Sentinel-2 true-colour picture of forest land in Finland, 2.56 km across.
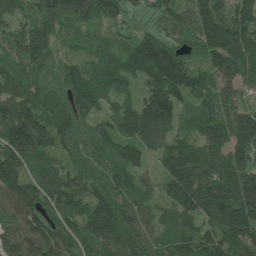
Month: June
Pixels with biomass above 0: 96%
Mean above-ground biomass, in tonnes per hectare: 143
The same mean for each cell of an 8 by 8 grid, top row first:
83 140 120 85 53 103 166 169
92 108 61 72 193 130 160 217
131 74 169 109 125 221 114 161
173 123 127 83 169 126 117 128
240 137 94 107 104 110 140 146
172 191 117 130 75 191 176 181
175 166 165 222 131 167 191 228
182 180 158 178 146 126 127 171
